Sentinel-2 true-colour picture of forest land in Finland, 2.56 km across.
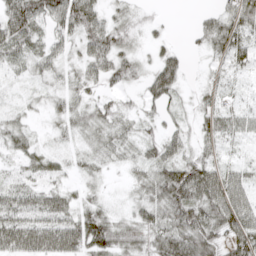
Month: April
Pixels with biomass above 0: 82%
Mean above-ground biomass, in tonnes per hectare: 39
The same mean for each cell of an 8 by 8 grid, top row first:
85 66 74 26 14 1 22 68
40 31 29 53 15 17 32 56
10 22 29 31 28 42 13 10
18 18 28 32 18 19 30 27
36 13 17 37 30 36 28 16
23 28 18 8 32 77 74 44
67 69 34 19 40 73 75 86
75 73 66 60 43 77 63 74
